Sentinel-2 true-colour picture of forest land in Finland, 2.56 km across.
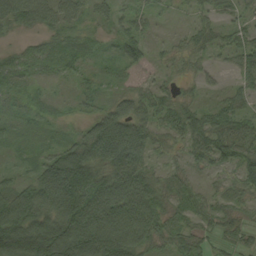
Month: September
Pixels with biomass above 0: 86%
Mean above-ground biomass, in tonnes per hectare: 67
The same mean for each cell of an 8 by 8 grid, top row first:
65 55 39 35 30 9 32 38
21 48 47 22 43 26 46 63
47 18 26 22 15 29 22 49
22 18 17 77 68 64 51 51
21 27 101 186 93 31 90 88
22 142 211 115 95 30 18 65
146 135 212 148 126 35 24 36
156 211 179 170 92 30 18 29
